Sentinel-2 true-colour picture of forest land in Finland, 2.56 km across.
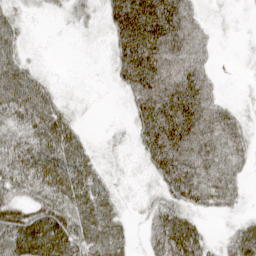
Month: April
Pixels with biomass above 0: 78%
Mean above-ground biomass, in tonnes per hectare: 43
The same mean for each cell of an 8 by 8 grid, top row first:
27 9 22 53 82 70 15 4
43 2 4 32 85 70 29 3
77 22 2 17 76 66 36 2
70 73 10 2 56 76 61 19
56 73 41 11 45 73 60 40
62 81 70 16 13 71 60 28
42 62 60 36 15 45 30 14
70 77 57 51 18 81 27 52
